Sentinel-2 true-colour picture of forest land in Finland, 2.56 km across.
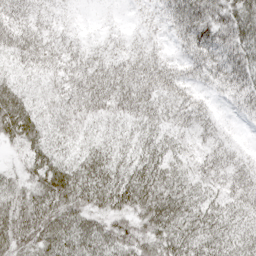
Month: April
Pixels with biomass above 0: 98%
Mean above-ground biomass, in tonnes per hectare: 41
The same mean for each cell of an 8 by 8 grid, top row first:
32 18 4 5 10 51 69 58
43 34 22 18 22 18 66 63
30 31 43 51 45 32 27 49
66 36 42 42 44 35 21 20
33 42 32 38 38 30 25 11
29 61 57 55 60 42 39 34
57 68 54 50 57 53 41 33
63 59 55 50 48 54 47 35
